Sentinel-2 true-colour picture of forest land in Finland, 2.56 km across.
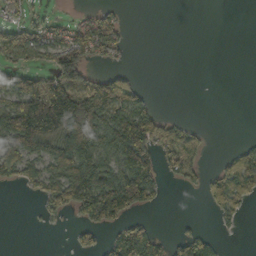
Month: October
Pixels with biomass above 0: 43%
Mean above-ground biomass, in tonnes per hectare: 64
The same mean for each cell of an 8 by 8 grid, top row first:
22 18 14 42 0 0 0 0
91 67 96 59 0 0 0 0
96 106 104 81 5 0 0 0
200 290 214 138 99 1 0 0
152 110 199 130 169 82 16 14
63 72 152 122 169 38 30 107
0 42 115 168 77 0 28 47
0 0 34 42 90 41 44 2
